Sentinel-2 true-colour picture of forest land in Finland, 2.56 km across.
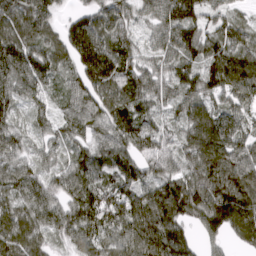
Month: March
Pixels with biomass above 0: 94%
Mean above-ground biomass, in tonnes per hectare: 102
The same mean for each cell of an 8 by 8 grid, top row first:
118 90 64 96 66 152 86 47
136 90 144 114 55 115 111 96
113 104 95 126 97 108 119 110
62 75 112 123 101 73 95 84
84 67 79 122 125 87 120 98
97 74 115 111 99 96 136 142
81 105 132 143 112 126 147 160
103 62 106 98 112 116 53 56
